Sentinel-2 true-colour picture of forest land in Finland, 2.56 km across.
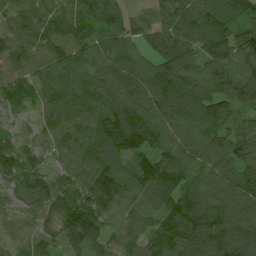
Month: July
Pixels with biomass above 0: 98%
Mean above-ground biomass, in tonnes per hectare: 97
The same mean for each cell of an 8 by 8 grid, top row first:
87 100 102 67 37 114 115 85
85 93 102 96 70 133 105 110
97 89 96 94 115 122 90 100
53 82 92 129 130 126 117 71
68 52 93 138 124 98 92 87
87 61 78 138 131 119 88 100
49 66 145 113 92 105 113 112
63 60 112 70 95 119 115 112
